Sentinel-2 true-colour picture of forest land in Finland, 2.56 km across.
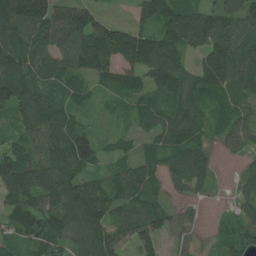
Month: July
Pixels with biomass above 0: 87%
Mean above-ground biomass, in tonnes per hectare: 87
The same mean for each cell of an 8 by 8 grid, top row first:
171 165 121 16 78 151 90 130
108 104 152 139 158 112 98 114
207 73 63 64 65 112 107 98
102 118 39 19 57 89 54 40
68 105 139 30 32 83 47 42
174 115 88 49 63 68 44 39
117 90 147 79 78 29 7 47
50 88 89 132 100 36 17 64
